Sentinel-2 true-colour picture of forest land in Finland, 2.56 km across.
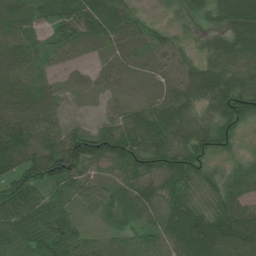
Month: July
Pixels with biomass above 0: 92%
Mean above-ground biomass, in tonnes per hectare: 60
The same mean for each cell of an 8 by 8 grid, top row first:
60 46 68 77 29 26 51 97
61 41 59 48 46 31 52 77
58 32 16 29 14 35 88 75
65 55 4 22 49 82 47 81
137 84 97 85 80 78 67 21
65 96 73 53 72 81 43 50
87 76 28 52 51 72 52 68
69 101 62 30 43 65 115 92
